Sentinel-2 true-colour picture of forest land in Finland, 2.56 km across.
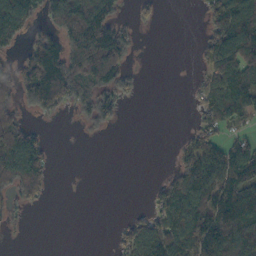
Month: October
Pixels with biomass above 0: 52%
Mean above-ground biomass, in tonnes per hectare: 72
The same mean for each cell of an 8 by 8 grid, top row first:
201 85 230 95 23 0 58 151
45 126 153 155 3 0 75 161
97 203 112 108 6 0 59 107
67 70 41 65 0 0 72 88
178 33 1 0 0 11 66 56
153 57 0 0 0 64 121 155
37 8 0 0 17 135 139 146
1 0 0 14 123 156 151 158
